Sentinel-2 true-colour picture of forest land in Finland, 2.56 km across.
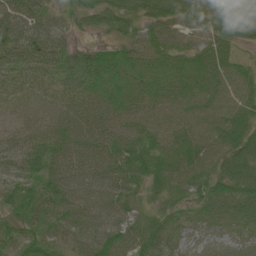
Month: June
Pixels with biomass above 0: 96%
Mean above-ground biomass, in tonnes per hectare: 58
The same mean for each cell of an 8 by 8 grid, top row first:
76 42 42 65 53 60 63 49
64 64 38 44 63 55 63 34
44 44 99 73 62 64 61 53
40 40 52 51 46 45 57 62
43 55 57 61 71 57 61 80
43 64 66 69 76 65 71 88
54 61 58 62 41 46 60 61
43 38 49 86 73 53 67 64
